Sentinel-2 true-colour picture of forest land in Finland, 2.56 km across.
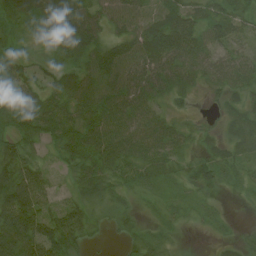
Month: July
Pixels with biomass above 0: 87%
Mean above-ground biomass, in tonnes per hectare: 44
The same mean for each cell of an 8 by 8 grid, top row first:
42 61 64 47 38 63 52 47
19 21 53 42 64 84 47 31
45 27 51 58 59 46 38 48
50 57 60 69 52 16 10 30
48 31 59 69 60 41 27 35
74 27 45 45 36 26 50 29
112 57 58 39 12 20 17 2
99 91 55 11 36 12 5 19
